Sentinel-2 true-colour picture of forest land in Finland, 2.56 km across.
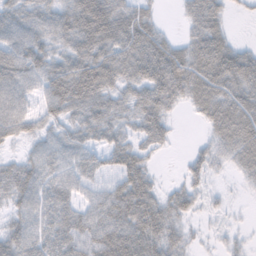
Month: November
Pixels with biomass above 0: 84%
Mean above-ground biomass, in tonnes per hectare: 52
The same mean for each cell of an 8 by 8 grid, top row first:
55 60 101 96 46 6 67 5
73 56 65 72 88 46 72 32
70 76 91 57 72 90 70 67
63 54 58 52 63 19 50 62
30 39 49 44 39 9 27 63
56 52 51 42 52 6 32 20
34 57 45 77 89 53 17 4
53 58 67 84 83 36 7 15
